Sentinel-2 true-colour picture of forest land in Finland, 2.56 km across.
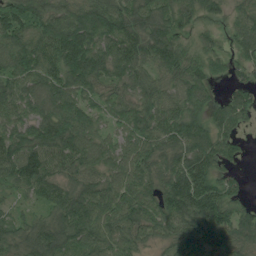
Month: July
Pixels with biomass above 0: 91%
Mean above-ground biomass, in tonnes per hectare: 90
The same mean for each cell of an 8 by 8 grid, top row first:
110 100 100 116 79 76 43 50
113 94 148 100 106 87 52 53
101 106 122 71 68 75 71 43
83 118 104 61 83 97 70 83
104 129 113 70 90 96 106 37
114 107 79 82 96 124 104 33
38 56 131 106 110 133 120 69
78 131 110 99 69 91 86 87
